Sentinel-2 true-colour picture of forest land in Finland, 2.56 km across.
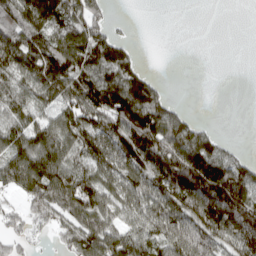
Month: April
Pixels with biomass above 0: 70%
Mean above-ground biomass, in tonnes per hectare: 122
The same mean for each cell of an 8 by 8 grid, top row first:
214 223 154 32 0 0 0 0
194 182 193 149 3 0 0 0
135 183 158 172 96 0 0 0
113 94 176 182 204 79 0 0
133 194 153 172 202 201 138 14
189 202 134 130 162 193 223 154
44 132 156 135 145 156 202 196
58 22 156 175 187 163 160 175
